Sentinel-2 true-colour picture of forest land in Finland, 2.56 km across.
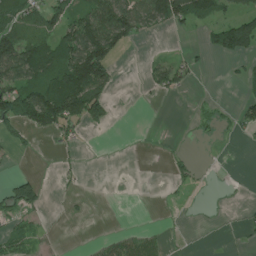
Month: June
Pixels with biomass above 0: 34%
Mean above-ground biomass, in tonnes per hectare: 41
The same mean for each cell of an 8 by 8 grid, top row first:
88 75 64 144 86 80 52 60
138 91 157 110 1 2 32 80
86 113 168 60 19 55 0 11
145 177 139 29 0 0 15 35
34 4 16 0 0 1 6 3
26 1 9 0 0 26 3 1
66 13 2 0 0 1 2 6
39 12 1 24 31 2 2 5
